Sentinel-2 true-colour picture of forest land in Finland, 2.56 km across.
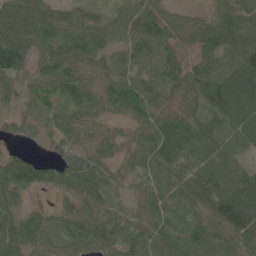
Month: June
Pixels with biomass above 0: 93%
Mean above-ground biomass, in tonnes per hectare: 65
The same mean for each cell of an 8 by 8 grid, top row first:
106 83 54 34 78 41 51 96
130 94 79 49 71 59 71 98
67 76 56 67 53 51 97 119
37 39 50 48 79 56 82 106
11 17 45 41 57 86 71 55
88 47 79 29 36 58 86 63
52 20 66 50 47 33 73 113
91 46 59 66 66 70 74 78
